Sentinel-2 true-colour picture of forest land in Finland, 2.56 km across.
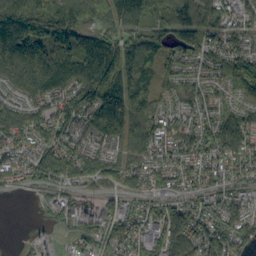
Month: September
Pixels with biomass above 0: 89%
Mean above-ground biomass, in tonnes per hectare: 88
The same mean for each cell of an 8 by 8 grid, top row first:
214 161 127 101 111 126 97 56
170 131 112 117 105 93 82 67
118 195 123 179 96 46 45 124
88 83 104 179 104 54 53 59
85 87 66 74 118 72 80 82
62 103 82 77 88 72 68 51
0 38 65 47 43 73 54 55
3 20 32 61 73 112 80 69
